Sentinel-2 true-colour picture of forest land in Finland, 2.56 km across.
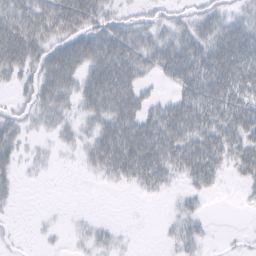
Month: February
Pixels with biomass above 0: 66%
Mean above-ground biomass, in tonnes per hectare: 27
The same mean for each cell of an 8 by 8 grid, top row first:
54 52 64 21 15 15 25 20
63 38 49 55 38 44 44 52
22 45 38 63 21 34 54 53
13 28 21 49 35 42 47 46
25 6 16 53 60 47 43 36
14 2 2 21 42 21 33 16
4 1 0 0 0 8 4 2
3 3 6 9 0 14 7 3
